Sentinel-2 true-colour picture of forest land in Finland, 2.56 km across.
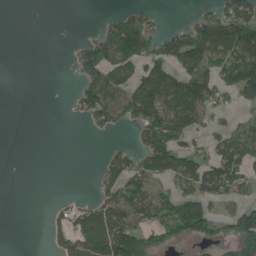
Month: June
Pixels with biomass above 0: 44%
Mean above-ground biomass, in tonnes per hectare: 60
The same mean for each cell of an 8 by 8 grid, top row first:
0 0 0 24 51 0 69 131
0 0 43 129 124 124 145 137
0 0 48 116 117 99 107 108
0 0 43 115 127 118 69 26
0 0 0 13 66 100 44 88
0 0 0 80 79 88 109 65
0 10 46 98 76 85 60 51
0 23 73 172 90 53 49 127
